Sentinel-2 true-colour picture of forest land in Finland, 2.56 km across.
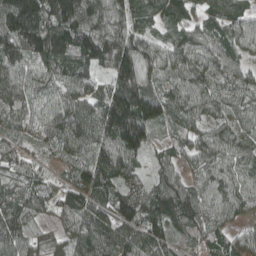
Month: April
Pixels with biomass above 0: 96%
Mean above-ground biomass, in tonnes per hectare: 100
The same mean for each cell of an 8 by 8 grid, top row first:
176 129 158 122 76 78 71 79
123 157 143 150 97 80 96 76
108 80 88 104 100 72 99 72
99 76 110 202 163 90 80 76
67 82 106 132 122 58 89 73
87 51 83 122 71 91 92 88
106 66 120 85 100 156 98 84
102 43 108 134 120 86 88 68
